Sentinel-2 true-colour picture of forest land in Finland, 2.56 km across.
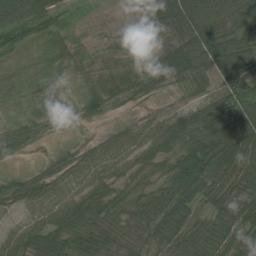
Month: July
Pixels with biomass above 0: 86%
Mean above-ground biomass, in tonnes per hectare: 58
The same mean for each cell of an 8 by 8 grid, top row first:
86 62 9 2 65 134 89 77
41 40 20 12 17 66 98 86
8 14 22 44 45 53 47 91
10 30 32 20 18 34 77 97
46 8 25 58 72 78 113 122
26 61 67 55 47 83 114 95
33 78 93 63 59 78 60 83
53 82 83 67 64 76 79 78
